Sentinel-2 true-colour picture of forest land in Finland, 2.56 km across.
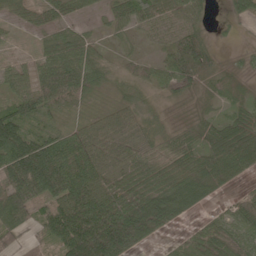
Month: May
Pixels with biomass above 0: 83%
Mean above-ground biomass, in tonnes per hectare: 58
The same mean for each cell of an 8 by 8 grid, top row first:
27 41 24 40 70 64 20 29
8 44 59 16 17 70 38 7
53 94 90 29 39 62 32 14
68 48 18 37 30 9 15 33
115 80 74 74 49 49 53 82
120 129 101 59 68 75 91 43
115 59 101 92 106 76 18 35
36 49 154 153 67 15 66 54
